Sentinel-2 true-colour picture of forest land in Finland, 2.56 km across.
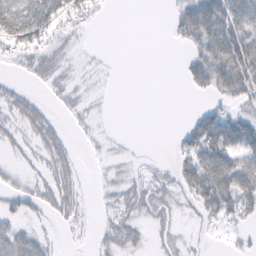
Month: February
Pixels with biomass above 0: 50%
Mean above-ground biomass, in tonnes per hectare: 25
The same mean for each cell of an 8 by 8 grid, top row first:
90 51 27 1 0 22 59 54
28 30 9 0 0 5 46 68
7 22 10 2 0 2 42 56
36 19 14 2 0 0 22 22
18 43 4 5 1 16 73 49
14 30 18 13 19 33 71 66
17 26 24 20 40 24 39 37
31 12 4 38 18 22 5 6
